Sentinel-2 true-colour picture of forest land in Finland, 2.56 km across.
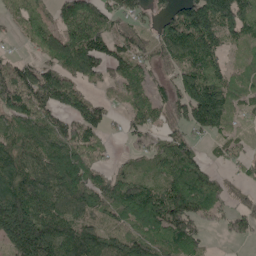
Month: May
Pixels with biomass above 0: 80%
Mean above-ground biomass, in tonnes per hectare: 102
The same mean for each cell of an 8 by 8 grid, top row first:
62 63 150 88 37 114 189 150
10 103 176 98 80 155 146 51
131 111 82 58 65 100 160 55
122 104 101 35 81 66 181 65
83 116 120 20 41 96 28 58
133 138 155 85 68 149 85 26
191 157 121 119 155 144 118 39
163 163 158 105 105 120 28 36
